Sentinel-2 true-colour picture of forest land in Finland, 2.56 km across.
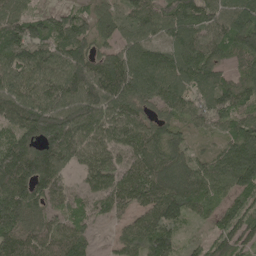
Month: May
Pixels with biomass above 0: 93%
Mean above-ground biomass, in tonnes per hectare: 109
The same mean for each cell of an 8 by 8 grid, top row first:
99 71 64 70 104 123 123 152
117 107 94 63 96 101 114 119
107 121 148 146 150 136 103 70
134 172 159 133 85 97 112 112
105 149 137 112 139 86 26 129
175 147 52 117 139 159 124 155
135 79 57 83 101 120 59 77
122 104 90 33 125 69 57 91
